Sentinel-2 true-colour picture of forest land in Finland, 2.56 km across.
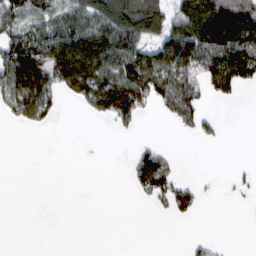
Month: February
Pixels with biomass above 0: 42%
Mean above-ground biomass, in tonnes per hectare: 51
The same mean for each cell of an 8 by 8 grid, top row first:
58 48 88 133 134 79 136 141
98 109 148 133 81 124 119 105
123 104 137 124 133 82 86 86
56 51 15 113 43 71 23 0
0 0 0 0 16 1 8 0
0 0 0 0 101 46 2 12
0 0 0 0 4 54 1 2
0 0 0 0 0 0 13 0
